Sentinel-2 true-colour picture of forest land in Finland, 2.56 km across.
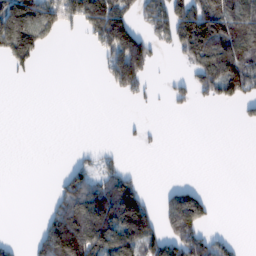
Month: February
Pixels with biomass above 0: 38%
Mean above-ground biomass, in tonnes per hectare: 62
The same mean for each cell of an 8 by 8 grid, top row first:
175 131 117 159 64 135 148 128
159 26 2 128 118 68 133 130
9 0 0 80 79 22 102 136
0 0 0 0 4 11 0 18
0 0 2 4 9 0 0 0
0 1 89 69 9 0 0 0
0 33 149 164 116 179 61 0
10 118 176 125 128 117 85 14
